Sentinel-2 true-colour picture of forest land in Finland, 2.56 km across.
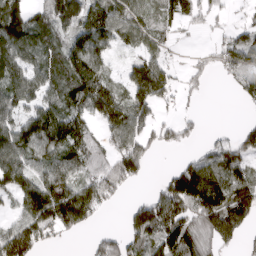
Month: March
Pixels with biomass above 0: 71%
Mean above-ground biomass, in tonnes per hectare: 94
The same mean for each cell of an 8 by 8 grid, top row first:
132 113 155 133 81 77 45 22
132 85 147 74 68 14 28 137
116 92 182 71 196 53 22 77
84 110 106 156 90 30 4 7
119 123 121 82 75 50 39 87
108 112 83 123 35 89 110 115
53 169 170 23 97 137 168 167
154 52 10 75 108 150 96 70
